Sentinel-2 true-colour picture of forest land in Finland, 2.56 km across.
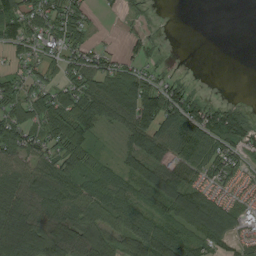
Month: August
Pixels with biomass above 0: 74%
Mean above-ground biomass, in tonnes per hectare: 62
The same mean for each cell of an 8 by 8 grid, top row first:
76 64 57 5 19 0 0 0
45 42 67 17 29 1 0 0
53 42 66 79 66 33 1 0
76 82 98 69 116 109 70 47
89 61 81 8 86 92 84 76
76 87 76 54 79 77 54 41
97 79 83 70 58 95 109 46
129 136 106 74 108 82 73 41
